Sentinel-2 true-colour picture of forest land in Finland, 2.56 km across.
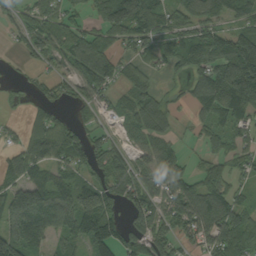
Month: September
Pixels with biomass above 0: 75%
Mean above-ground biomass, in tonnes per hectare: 86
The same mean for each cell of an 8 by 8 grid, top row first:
58 96 43 134 140 65 83 63
24 69 93 59 75 100 138 182
14 37 104 79 55 22 151 240
6 52 29 48 93 32 100 110
49 138 75 63 64 32 51 57
93 71 59 75 79 86 74 52
154 123 143 78 132 102 131 83
162 65 78 135 116 88 107 95
